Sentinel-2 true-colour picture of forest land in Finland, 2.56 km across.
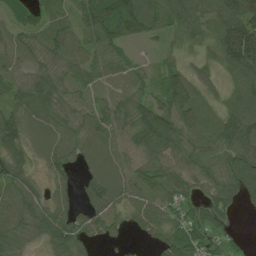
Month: June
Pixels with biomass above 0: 87%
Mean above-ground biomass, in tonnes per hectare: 60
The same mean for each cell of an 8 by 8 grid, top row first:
46 46 62 112 97 79 76 129
36 47 60 70 12 29 49 179
34 55 55 47 39 69 39 78
39 69 36 60 78 82 39 89
61 43 48 39 72 67 42 81
83 46 35 47 56 70 67 73
78 85 59 66 49 56 59 22
75 66 80 35 22 70 53 13
